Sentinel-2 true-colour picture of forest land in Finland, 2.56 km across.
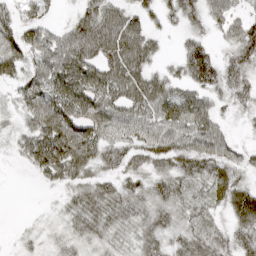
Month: April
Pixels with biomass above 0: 85%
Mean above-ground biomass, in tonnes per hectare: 48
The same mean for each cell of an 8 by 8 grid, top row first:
36 26 42 58 34 37 49 38
61 58 81 79 60 17 43 67
41 71 84 77 67 41 66 46
34 77 74 61 61 70 52 22
25 85 86 53 53 60 65 23
2 35 48 41 43 53 60 30
0 5 55 57 46 45 33 53
9 13 31 32 44 35 47 48
